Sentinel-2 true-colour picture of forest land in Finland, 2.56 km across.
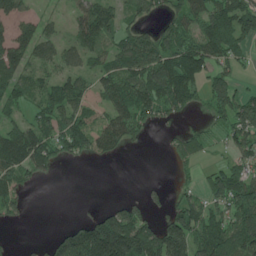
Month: June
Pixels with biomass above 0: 66%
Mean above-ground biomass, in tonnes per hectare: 83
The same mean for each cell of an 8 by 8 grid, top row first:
74 30 72 75 56 79 117 123
117 66 93 68 129 124 122 65
96 63 71 98 145 186 81 36
40 96 90 89 99 72 40 118
151 123 98 89 22 41 46 73
104 29 0 0 1 16 61 106
54 0 2 38 52 69 80 140
4 30 171 238 166 145 143 165
